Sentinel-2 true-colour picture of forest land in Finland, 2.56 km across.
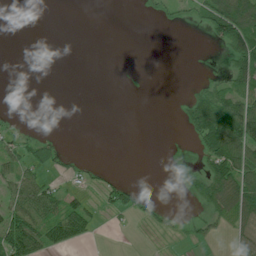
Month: July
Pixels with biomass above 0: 33%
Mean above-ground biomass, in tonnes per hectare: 24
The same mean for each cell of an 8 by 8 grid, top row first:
0 0 0 0 3 9 70 106
0 0 0 0 0 0 6 124
0 0 0 0 0 0 13 69
1 0 0 0 0 2 88 78
23 20 0 0 0 1 67 92
38 17 15 10 0 1 60 89
39 52 38 30 17 5 36 98
85 51 28 0 2 7 12 33
